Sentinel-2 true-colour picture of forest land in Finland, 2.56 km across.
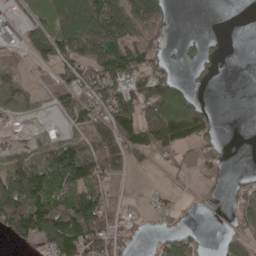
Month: April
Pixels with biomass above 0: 56%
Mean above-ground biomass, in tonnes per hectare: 73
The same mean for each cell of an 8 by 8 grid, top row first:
41 77 200 197 156 8 0 0
51 114 198 168 89 7 19 0
43 19 83 127 126 60 14 0
50 14 78 134 133 184 45 0
18 61 60 95 90 84 49 0
142 150 119 66 4 16 21 15
208 138 171 53 14 21 5 82
62 125 131 82 14 64 7 68
